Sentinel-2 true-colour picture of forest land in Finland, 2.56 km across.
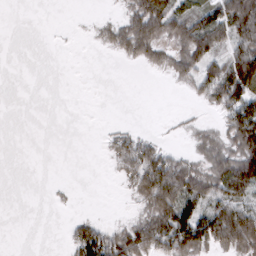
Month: March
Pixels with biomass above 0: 45%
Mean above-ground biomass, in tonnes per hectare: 37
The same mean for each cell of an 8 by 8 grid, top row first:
0 0 1 11 90 70 64 107
0 1 1 28 66 46 82 70
0 0 0 0 1 25 65 118
0 0 0 0 0 4 12 96
0 0 0 28 52 7 38 73
0 0 0 8 92 105 62 111
0 3 2 1 36 107 68 81
0 0 79 68 86 110 93 93
